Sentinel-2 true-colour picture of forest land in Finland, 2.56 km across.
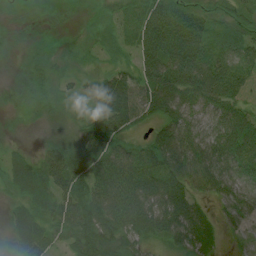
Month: July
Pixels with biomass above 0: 91%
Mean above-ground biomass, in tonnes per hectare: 57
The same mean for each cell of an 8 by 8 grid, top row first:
11 7 5 25 68 89 45 48
8 14 9 21 84 142 76 64
15 39 24 66 67 117 112 68
15 28 16 96 57 83 56 60
10 22 45 79 41 82 62 90
52 79 86 100 89 82 67 54
28 55 96 102 99 96 19 50
51 49 76 77 52 54 38 14
